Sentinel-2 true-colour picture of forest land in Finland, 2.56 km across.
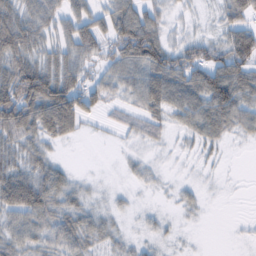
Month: February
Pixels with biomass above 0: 73%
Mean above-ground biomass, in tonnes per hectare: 40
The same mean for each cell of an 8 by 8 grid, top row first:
56 46 45 61 55 13 10 50
75 35 59 51 105 43 51 90
94 88 55 39 68 64 81 74
100 91 66 17 45 39 64 55
46 31 5 4 21 7 26 7
61 53 10 1 16 3 5 0
67 55 39 16 6 12 5 0
43 41 52 25 14 7 1 2
